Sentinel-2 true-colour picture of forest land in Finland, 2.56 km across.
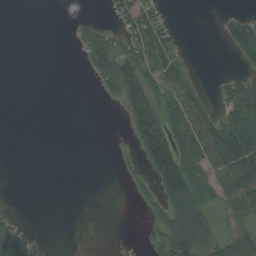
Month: August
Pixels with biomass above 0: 37%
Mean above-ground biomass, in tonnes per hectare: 42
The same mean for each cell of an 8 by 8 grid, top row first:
0 0 6 26 74 3 0 29
0 0 35 81 93 36 0 79
0 0 1 103 125 84 2 59
0 0 0 1 142 78 49 96
0 0 0 0 112 117 124 125
0 0 0 0 19 152 57 112
3 0 0 0 18 130 56 84
87 6 0 0 8 127 83 77
